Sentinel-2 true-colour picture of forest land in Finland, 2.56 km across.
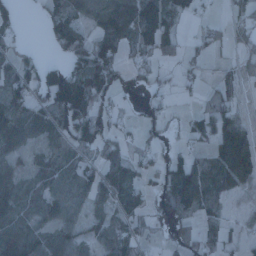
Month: January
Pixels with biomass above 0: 64%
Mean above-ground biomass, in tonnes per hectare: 50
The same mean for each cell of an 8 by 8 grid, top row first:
37 40 44 70 92 49 11 33
24 17 85 89 61 46 33 20
73 78 82 89 25 17 18 44
66 72 91 31 17 13 50 28
47 33 61 45 23 18 38 103
44 54 70 67 37 80 70 103
68 58 42 47 44 65 53 15
85 54 41 82 29 33 45 30
